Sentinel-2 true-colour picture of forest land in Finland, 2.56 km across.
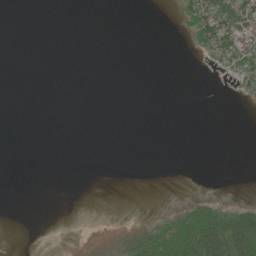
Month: June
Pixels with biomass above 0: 14%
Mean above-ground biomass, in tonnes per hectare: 13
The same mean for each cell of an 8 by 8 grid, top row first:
0 0 0 0 0 13 87 72
0 0 0 0 0 0 48 73
0 0 0 0 0 0 1 30
0 0 0 0 0 0 0 0
0 0 0 0 0 0 0 0
0 0 0 0 0 0 0 0
0 0 0 0 0 13 51 45
0 0 0 1 45 110 129 135
